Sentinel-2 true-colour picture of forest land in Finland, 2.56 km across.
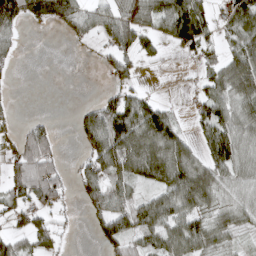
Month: April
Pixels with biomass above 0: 62%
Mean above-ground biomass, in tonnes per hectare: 62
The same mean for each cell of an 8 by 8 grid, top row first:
108 110 80 71 75 135 56 105
28 0 7 53 54 38 48 75
8 0 0 29 11 2 51 111
12 2 30 106 100 21 64 60
44 59 35 132 134 94 62 71
84 85 53 99 83 106 83 54
66 64 21 100 91 93 62 58
52 64 2 85 63 82 78 32
